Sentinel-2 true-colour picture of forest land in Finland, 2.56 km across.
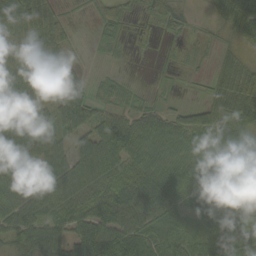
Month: September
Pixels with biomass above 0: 81%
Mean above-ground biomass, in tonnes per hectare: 54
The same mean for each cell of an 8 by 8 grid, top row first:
78 73 3 42 23 33 10 86
61 94 11 13 1 6 5 30
80 95 54 15 2 9 17 70
69 45 58 39 44 36 66 80
61 67 51 92 87 77 57 53
40 58 70 69 88 86 71 34
81 67 68 87 82 65 53 33
36 70 80 97 80 66 43 49
